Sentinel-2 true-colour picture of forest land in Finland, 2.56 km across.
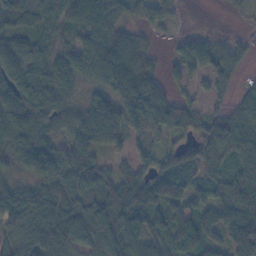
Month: November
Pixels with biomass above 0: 87%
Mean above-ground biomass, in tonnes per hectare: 72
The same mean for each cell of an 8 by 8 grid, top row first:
63 62 80 71 35 27 1 6
87 72 75 87 42 27 61 32
95 114 75 120 113 36 52 26
93 81 51 93 136 102 45 56
84 64 72 52 54 31 86 80
44 76 88 64 58 81 50 81
72 80 77 138 112 74 77 120
54 106 74 109 101 77 60 123
